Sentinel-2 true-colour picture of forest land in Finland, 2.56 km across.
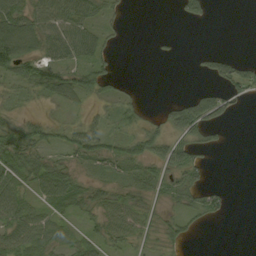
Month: September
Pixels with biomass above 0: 59%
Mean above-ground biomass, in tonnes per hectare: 34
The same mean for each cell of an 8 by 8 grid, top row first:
72 58 60 23 0 12 24 0
96 50 61 14 0 4 6 0
47 65 64 34 1 0 16 55
19 10 17 20 18 51 77 7
81 42 60 38 58 52 28 0
70 77 28 26 37 53 15 0
67 41 36 45 33 29 52 0
67 50 35 36 25 30 0 0
